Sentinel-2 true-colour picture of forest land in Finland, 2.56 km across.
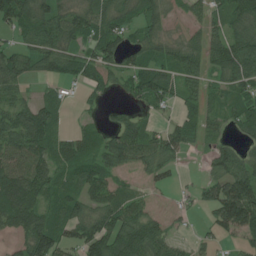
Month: July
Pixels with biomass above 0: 76%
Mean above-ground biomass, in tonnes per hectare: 61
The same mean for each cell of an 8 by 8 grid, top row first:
92 74 67 71 63 19 48 74
46 73 56 75 61 43 69 87
61 36 45 39 84 63 43 79
70 67 12 15 32 27 45 60
85 75 73 67 89 70 26 34
105 72 71 53 29 19 36 93
121 68 65 87 49 10 47 158
33 107 78 101 115 33 26 37
